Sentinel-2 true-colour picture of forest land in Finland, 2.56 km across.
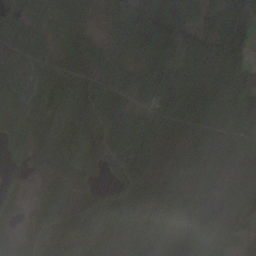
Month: October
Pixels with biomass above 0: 91%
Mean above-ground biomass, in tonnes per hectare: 78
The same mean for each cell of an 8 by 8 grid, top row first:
67 44 40 20 94 98 50 92
86 61 74 37 103 102 87 105
71 93 111 80 86 100 72 43
69 87 99 98 78 92 65 72
48 83 125 89 94 46 62 49
19 77 56 47 66 36 58 54
39 95 124 83 111 115 121 90
50 85 80 71 115 191 87 79
